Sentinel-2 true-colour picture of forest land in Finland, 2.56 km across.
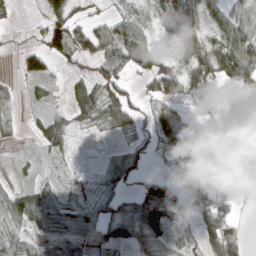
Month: March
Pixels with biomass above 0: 70%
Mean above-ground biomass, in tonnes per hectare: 43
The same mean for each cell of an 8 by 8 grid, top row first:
10 47 24 26 30 101 54 42
10 68 43 68 41 55 60 94
15 33 27 60 30 53 68 71
13 21 41 68 25 34 35 1
7 31 3 7 33 96 73 25
8 10 9 49 49 52 71 60
64 60 44 32 91 89 85 23
43 35 41 39 40 29 45 46
